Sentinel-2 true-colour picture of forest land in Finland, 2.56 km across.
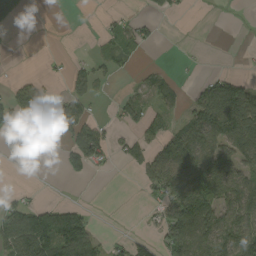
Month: September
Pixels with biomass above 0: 42%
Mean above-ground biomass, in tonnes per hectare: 44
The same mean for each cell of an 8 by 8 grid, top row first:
46 0 0 13 15 13 0 0
0 0 1 34 26 0 1 3
13 13 33 13 18 20 30 40
61 82 46 11 43 23 106 138
48 36 71 34 38 78 80 99
1 0 24 5 38 99 117 70
50 44 29 0 8 110 101 89
105 130 120 15 25 96 82 103
